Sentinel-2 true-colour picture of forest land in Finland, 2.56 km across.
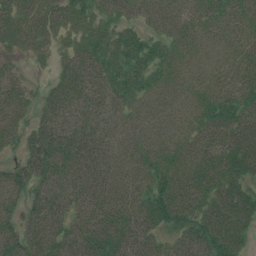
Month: July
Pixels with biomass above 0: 92%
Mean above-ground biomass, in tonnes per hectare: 41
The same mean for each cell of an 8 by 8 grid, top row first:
42 49 46 30 24 31 32 30
29 27 37 46 43 28 20 26
26 16 50 44 40 27 25 38
38 36 38 34 27 24 40 52
23 62 61 34 32 31 36 54
41 53 53 40 39 48 41 52
33 59 40 48 51 62 46 61
52 59 56 56 47 37 66 40
